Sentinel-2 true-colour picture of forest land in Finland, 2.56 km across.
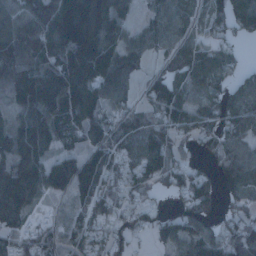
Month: January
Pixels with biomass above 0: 82%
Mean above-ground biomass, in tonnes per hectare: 90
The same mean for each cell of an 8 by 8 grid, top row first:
91 109 219 144 25 65 82 142
97 103 217 128 61 60 56 30
113 146 170 112 41 61 73 44
67 147 162 77 77 92 62 75
86 99 70 130 136 84 52 60
120 130 144 90 109 78 77 65
107 19 59 86 59 30 85 57
69 72 73 71 21 83 89 125
